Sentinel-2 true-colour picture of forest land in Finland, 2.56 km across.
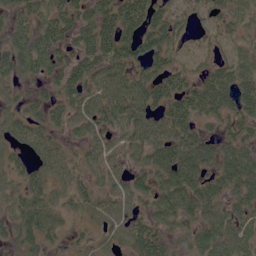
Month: June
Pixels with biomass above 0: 79%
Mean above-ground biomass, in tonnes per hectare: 42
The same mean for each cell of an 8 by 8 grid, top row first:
33 40 44 53 54 35 27 25
50 55 43 56 47 35 20 18
34 36 52 60 44 40 46 48
31 36 47 60 52 51 45 44
35 48 29 36 54 60 38 48
35 47 33 37 36 65 41 60
45 56 31 45 31 61 46 37
38 35 15 29 62 23 48 49
